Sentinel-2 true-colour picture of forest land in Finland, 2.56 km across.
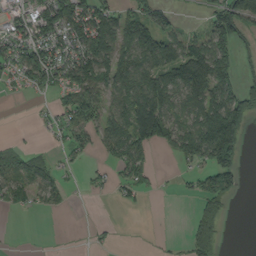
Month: September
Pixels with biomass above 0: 53%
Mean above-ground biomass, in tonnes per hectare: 58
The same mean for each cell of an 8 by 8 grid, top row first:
37 98 123 90 79 24 46 132
70 88 94 103 110 83 112 48
35 74 100 96 102 95 137 58
0 12 78 72 159 71 114 119
17 7 36 74 104 68 133 80
65 42 5 22 41 12 66 54
19 21 3 2 8 0 51 0
1 2 1 7 1 3 81 0
